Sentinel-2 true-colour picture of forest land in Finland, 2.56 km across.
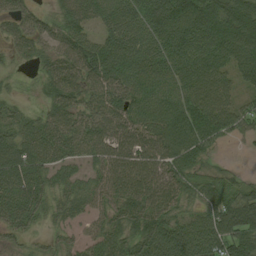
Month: August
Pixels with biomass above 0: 88%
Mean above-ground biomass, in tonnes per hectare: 73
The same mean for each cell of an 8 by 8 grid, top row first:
53 37 76 76 94 133 108 108
37 41 80 92 79 101 110 103
9 52 72 93 72 76 81 52
33 48 69 81 77 97 96 67
81 93 68 80 84 104 72 14
104 61 40 73 83 83 50 27
92 46 43 56 85 54 75 113
22 24 36 63 97 119 115 105
